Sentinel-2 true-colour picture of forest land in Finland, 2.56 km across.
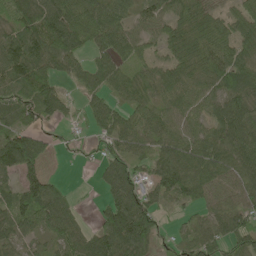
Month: May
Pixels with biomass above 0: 82%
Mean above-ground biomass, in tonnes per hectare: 68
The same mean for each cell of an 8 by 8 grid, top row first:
86 106 115 80 52 78 77 61
79 107 62 77 48 74 103 72
72 62 45 71 43 66 78 82
69 57 27 65 63 58 66 93
126 31 19 53 50 66 81 97
76 54 1 74 47 89 80 85
82 95 17 89 94 28 52 62
54 47 64 104 99 32 64 70
